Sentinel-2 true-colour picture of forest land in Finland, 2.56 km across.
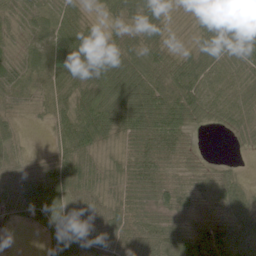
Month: June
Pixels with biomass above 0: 92%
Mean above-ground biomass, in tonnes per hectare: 63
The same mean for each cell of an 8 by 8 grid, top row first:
63 60 47 42 77 15 65 100
47 62 82 86 89 43 72 75
65 57 68 117 107 118 79 64
23 34 78 91 120 125 64 66
26 14 83 30 79 78 5 22
50 62 79 44 77 65 58 41
42 70 57 54 57 64 49 78
1 28 62 52 65 65 96 89
